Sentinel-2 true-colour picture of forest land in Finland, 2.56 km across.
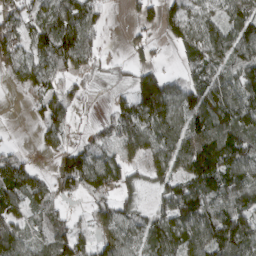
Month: March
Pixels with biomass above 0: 77%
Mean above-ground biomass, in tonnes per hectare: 73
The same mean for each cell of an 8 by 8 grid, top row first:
62 78 119 8 32 54 51 82
73 114 114 2 26 37 102 104
32 62 30 21 74 30 83 92
1 64 16 37 102 95 136 124
10 31 27 55 69 91 140 123
82 29 128 103 36 76 154 116
65 62 11 55 34 123 120 105
87 79 79 61 74 108 123 140
